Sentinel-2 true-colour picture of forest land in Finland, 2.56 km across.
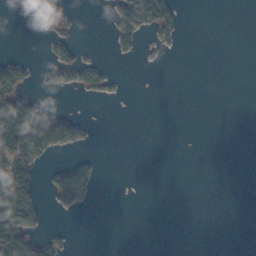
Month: November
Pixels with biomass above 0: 18%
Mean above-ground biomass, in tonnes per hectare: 18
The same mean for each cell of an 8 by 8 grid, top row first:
0 19 4 19 69 32 0 0
0 11 14 13 8 7 0 0
46 18 23 10 0 0 0 0
132 29 4 0 0 0 0 0
125 93 22 0 0 0 0 0
96 27 64 0 0 0 0 0
103 14 20 0 0 0 0 0
111 26 0 0 0 0 0 0
